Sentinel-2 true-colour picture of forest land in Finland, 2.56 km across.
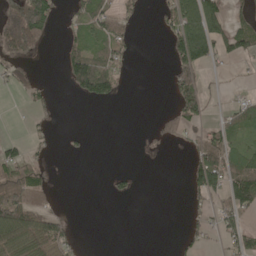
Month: May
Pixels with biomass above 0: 35%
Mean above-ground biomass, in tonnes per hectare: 44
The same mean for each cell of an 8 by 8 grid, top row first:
98 101 44 76 18 73 119 36
90 16 59 76 0 79 107 83
18 5 117 78 0 62 16 6
2 25 0 0 0 49 31 60
26 19 9 0 2 13 99 38
96 16 0 19 1 0 138 126
151 38 0 0 0 0 36 89
134 112 13 0 0 11 26 59
